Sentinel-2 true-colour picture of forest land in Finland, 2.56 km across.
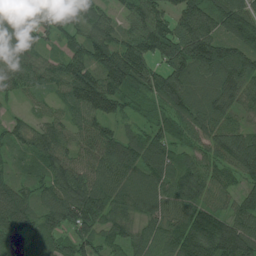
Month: July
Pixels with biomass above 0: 94%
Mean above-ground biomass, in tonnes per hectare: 101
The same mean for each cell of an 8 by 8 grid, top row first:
87 114 103 50 101 106 127 152
88 45 94 126 128 138 170 120
88 78 172 163 133 128 97 117
24 43 94 98 54 98 97 53
71 106 66 111 126 90 78 111
60 89 102 103 115 105 86 78
123 96 147 103 78 89 106 76
86 84 114 65 66 120 157 153
